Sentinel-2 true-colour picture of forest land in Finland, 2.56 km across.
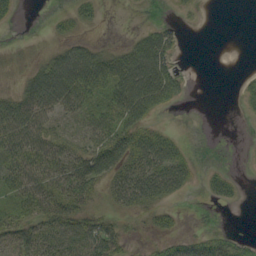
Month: September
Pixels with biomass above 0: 55%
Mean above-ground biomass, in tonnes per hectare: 25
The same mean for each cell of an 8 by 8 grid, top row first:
9 5 25 0 0 4 0 0
4 10 29 14 46 31 0 0
9 48 55 53 65 41 0 8
47 36 32 48 39 5 0 5
50 48 27 51 33 17 0 0
42 50 46 29 20 31 15 6
32 47 45 15 21 11 3 4
46 47 59 57 6 21 29 14
